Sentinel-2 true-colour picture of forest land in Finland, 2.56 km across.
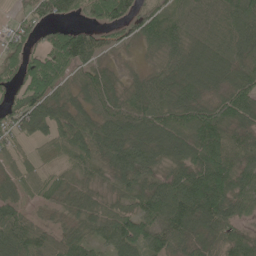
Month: June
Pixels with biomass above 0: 90%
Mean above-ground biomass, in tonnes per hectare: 68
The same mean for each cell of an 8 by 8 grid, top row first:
24 63 34 89 62 55 65 103
62 77 113 33 34 65 70 74
43 108 48 43 47 69 65 67
58 85 67 81 81 76 78 85
34 44 86 101 87 88 118 72
47 33 43 60 72 68 129 81
54 36 68 52 74 94 110 58
74 52 69 73 91 67 53 56
